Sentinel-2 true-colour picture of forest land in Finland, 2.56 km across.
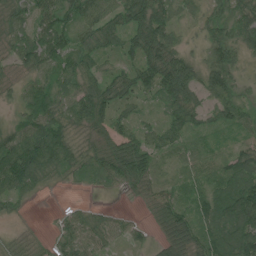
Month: July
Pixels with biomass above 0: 89%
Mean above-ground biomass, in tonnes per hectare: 51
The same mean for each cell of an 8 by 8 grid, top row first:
43 69 65 61 84 37 37 55
51 78 46 42 80 47 54 48
26 39 59 48 59 97 73 30
22 67 74 58 20 58 38 45
70 110 33 55 61 43 23 25
104 42 25 52 72 19 30 86
15 1 17 11 22 49 75 118
19 18 66 33 23 73 72 94
